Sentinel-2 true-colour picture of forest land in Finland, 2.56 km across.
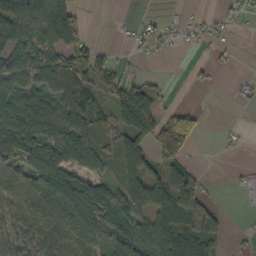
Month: October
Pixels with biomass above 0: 63%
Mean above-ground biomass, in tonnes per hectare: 59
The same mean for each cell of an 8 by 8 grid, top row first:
89 129 58 4 9 9 12 18
82 91 74 14 20 8 15 5
84 86 74 62 23 0 6 9
103 97 75 72 105 47 6 1
104 89 74 40 75 164 0 6
68 110 59 33 114 141 14 11
67 85 107 87 95 146 60 6
69 78 92 55 89 100 68 6
